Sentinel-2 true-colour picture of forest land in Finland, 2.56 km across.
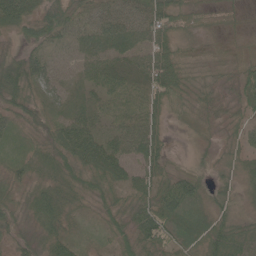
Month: June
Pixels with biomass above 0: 94%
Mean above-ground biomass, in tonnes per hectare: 38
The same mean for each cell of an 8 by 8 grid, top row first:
56 48 31 33 41 49 30 18
24 31 30 48 40 34 23 23
64 50 23 39 41 50 37 50
40 30 34 31 40 23 38 29
19 40 81 41 56 3 23 30
29 38 46 48 41 46 25 38
35 59 26 35 51 65 39 31
26 45 24 25 61 36 58 58
